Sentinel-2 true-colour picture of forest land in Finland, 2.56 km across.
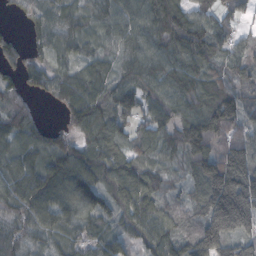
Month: October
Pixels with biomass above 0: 91%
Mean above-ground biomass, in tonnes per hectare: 86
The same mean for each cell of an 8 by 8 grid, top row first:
17 59 51 72 82 108 64 47
42 62 54 44 82 102 103 50
41 66 77 74 84 105 92 56
69 7 115 111 68 82 130 98
62 67 75 101 74 94 136 105
100 133 128 108 102 48 172 146
76 125 106 70 101 64 150 207
68 54 56 59 65 85 180 88
